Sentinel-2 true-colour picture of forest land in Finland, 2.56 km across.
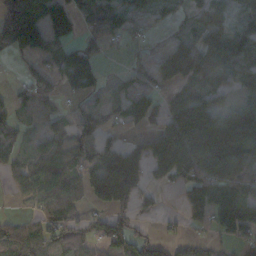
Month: October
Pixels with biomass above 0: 67%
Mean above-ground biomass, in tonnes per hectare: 79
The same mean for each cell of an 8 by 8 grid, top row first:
164 127 63 49 31 21 64 25
93 102 82 18 14 90 154 71
12 55 149 14 41 90 112 62
36 22 34 36 107 104 127 106
41 57 95 65 58 211 209 208
46 104 95 243 80 82 86 98
6 100 70 131 31 8 59 68
78 93 68 128 84 34 22 50
